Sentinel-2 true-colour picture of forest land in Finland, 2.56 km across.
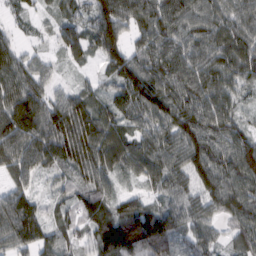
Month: February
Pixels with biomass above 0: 95%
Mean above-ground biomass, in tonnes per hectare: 78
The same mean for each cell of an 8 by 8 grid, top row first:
22 27 53 111 92 96 76 80
45 21 84 94 64 85 83 93
81 49 21 53 116 96 89 73
111 100 100 70 97 99 91 48
99 107 137 102 84 88 98 93
68 39 64 66 68 84 96 109
99 36 61 58 69 70 69 92
81 70 51 116 119 51 55 69
